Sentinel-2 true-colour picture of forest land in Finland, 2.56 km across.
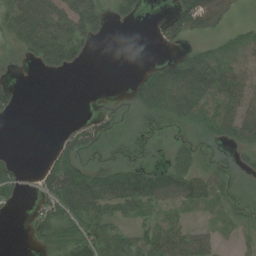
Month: August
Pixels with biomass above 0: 53%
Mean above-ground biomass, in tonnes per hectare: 30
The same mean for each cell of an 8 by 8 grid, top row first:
55 77 68 13 5 44 82 11
15 58 25 0 0 11 18 32
3 0 0 0 42 82 73 52
8 0 0 7 34 68 54 77
0 3 32 7 13 15 16 48
19 36 48 34 36 46 31 11
5 39 67 39 37 31 15 19
0 25 37 41 35 53 32 8
